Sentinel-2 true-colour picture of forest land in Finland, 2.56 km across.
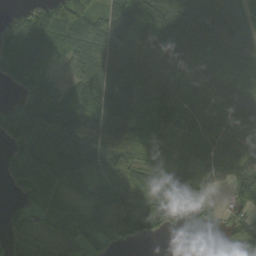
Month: September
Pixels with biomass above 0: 85%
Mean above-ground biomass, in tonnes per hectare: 107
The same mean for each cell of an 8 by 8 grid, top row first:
66 169 171 152 190 146 182 138
144 163 101 102 80 133 153 114
106 128 98 116 91 125 87 90
134 192 160 169 102 124 98 88
114 184 122 146 65 49 65 53
108 154 115 104 78 84 36 82
38 87 61 202 132 118 27 62
79 45 80 85 53 0 0 91
